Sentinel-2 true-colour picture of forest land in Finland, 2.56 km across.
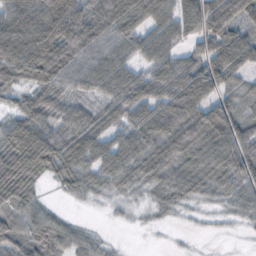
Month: October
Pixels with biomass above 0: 84%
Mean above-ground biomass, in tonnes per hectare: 57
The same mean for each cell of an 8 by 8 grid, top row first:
84 104 76 98 79 45 74 78
97 106 90 57 51 37 61 89
58 81 51 62 64 79 76 36
45 53 42 39 67 80 71 39
115 98 78 60 57 87 83 77
108 38 56 50 53 57 51 59
56 26 4 9 9 19 10 32
69 73 37 5 1 2 2 3
